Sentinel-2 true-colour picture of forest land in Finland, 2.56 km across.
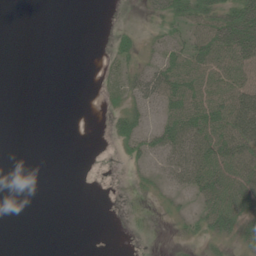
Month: June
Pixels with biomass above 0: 38%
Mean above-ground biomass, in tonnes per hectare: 23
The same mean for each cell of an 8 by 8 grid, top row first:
0 0 0 0 6 37 54 72
0 0 0 13 16 37 70 84
0 0 0 21 41 68 61 50
0 0 0 15 31 62 69 79
0 0 0 6 31 66 79 76
0 0 0 0 8 40 71 55
0 0 0 0 0 7 47 49
0 0 0 0 0 4 22 38
